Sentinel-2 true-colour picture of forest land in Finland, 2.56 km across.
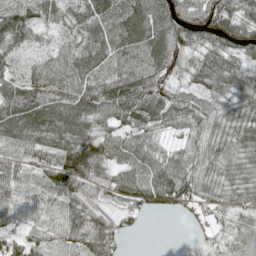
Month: May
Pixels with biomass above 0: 91%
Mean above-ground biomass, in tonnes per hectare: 77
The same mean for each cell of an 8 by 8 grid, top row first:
98 57 78 100 118 107 108 80
52 40 91 90 106 83 79 68
57 113 101 86 88 43 85 69
112 110 114 87 63 70 57 62
87 93 127 94 71 32 75 78
98 81 123 70 93 118 70 68
91 86 92 42 49 51 48 54
51 60 74 72 0 3 23 54
